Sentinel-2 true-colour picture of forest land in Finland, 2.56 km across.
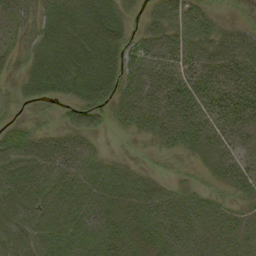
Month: September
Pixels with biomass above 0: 84%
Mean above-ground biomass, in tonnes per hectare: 40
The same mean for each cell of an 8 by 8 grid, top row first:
22 34 46 46 23 49 33 8
17 42 58 51 53 51 42 56
13 50 57 47 57 49 46 57
4 4 35 28 51 51 43 49
55 39 39 1 8 28 32 33
60 62 57 42 24 10 12 35
51 52 55 44 55 58 44 23
53 56 60 48 41 61 50 28
